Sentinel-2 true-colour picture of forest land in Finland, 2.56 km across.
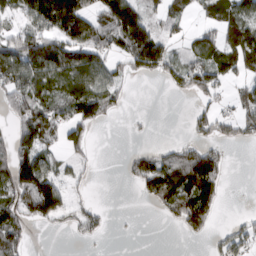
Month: March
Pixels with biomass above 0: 51%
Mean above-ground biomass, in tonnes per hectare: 55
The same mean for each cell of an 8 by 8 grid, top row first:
35 114 122 141 70 37 35 82
85 103 93 61 141 20 59 123
85 80 96 52 20 42 69 39
65 80 92 35 2 0 38 47
82 66 45 0 5 26 43 26
124 96 15 0 64 119 118 0
81 121 23 3 5 87 88 2
57 0 15 2 0 1 18 46
